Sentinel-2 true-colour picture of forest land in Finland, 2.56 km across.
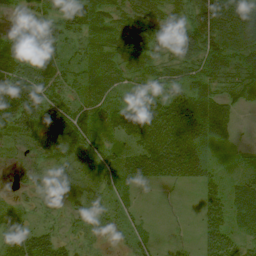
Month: August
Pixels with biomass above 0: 85%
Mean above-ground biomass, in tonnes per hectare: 46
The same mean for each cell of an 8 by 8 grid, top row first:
11 39 68 55 62 38 87 95
55 67 36 38 48 58 77 83
77 65 33 51 43 41 53 47
72 67 52 50 74 89 74 17
33 44 70 30 72 102 52 11
13 35 44 34 53 47 34 22
11 17 33 36 7 4 40 48
52 51 18 11 25 6 39 31
